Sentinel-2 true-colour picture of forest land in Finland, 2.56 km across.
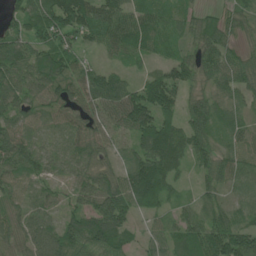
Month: June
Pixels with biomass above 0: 93%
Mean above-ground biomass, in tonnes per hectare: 67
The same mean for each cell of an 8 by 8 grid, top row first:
58 99 119 82 63 46 31 48
86 85 67 54 60 35 79 41
93 94 71 66 49 80 62 69
57 53 71 79 138 67 70 35
87 34 64 40 97 103 61 41
60 39 47 56 138 48 54 47
37 46 71 146 51 31 50 41
50 66 94 101 31 53 98 100
